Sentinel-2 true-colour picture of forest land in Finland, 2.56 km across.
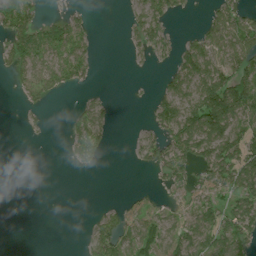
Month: July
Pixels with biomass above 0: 47%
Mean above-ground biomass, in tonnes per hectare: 38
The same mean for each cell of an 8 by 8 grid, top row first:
88 16 17 0 45 18 22 55
63 84 48 0 23 32 70 72
24 60 32 0 1 57 98 89
2 8 25 16 3 84 133 88
0 1 41 11 31 74 96 92
0 0 2 0 1 49 58 87
0 0 0 15 19 20 49 69
0 0 4 68 68 66 67 70
